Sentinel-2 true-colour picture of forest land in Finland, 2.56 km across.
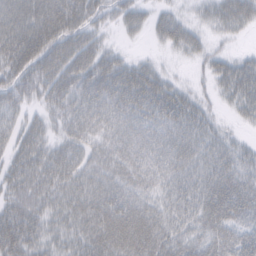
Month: February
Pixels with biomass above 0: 89%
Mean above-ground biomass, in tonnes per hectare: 50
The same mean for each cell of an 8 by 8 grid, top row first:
68 77 63 37 33 33 29 60
73 74 69 22 6 34 25 8
59 66 58 66 59 18 22 54
38 36 55 56 57 63 27 26
45 41 45 47 56 61 44 24
59 63 55 50 47 52 54 53
68 53 57 71 55 51 61 53
83 40 48 69 71 53 54 52
